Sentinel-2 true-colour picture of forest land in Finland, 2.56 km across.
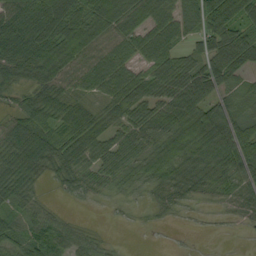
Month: September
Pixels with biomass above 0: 84%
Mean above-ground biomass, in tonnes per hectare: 57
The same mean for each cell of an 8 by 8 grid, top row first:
84 104 76 98 79 45 74 78
97 106 90 57 51 37 61 89
58 81 51 62 64 79 76 36
45 53 42 39 67 80 71 39
115 98 78 60 57 87 83 77
108 38 56 50 53 57 51 59
56 26 4 9 9 19 10 32
69 73 37 5 1 2 2 3
